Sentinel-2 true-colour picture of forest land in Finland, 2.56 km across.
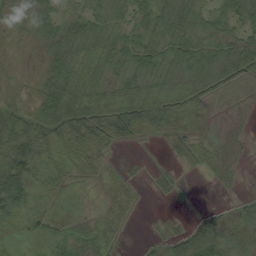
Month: August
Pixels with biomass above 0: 78%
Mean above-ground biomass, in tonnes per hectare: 29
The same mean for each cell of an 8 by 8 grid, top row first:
23 38 39 32 38 43 33 42
7 33 47 45 45 46 39 36
7 36 44 35 34 28 31 23
30 55 53 42 49 37 17 5
65 48 54 23 7 21 19 5
72 32 20 17 5 7 10 4
43 13 9 26 4 1 5 14
9 28 29 21 6 29 48 25
